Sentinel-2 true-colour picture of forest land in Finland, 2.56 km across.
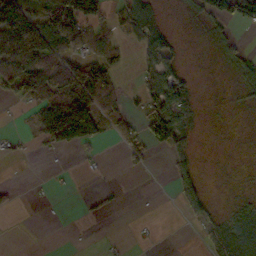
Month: October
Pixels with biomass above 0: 42%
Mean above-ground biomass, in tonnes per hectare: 39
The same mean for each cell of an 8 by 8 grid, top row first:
94 75 100 29 51 4 41 67
107 87 56 52 37 37 9 28
102 92 110 52 31 55 1 29
4 89 166 52 46 110 3 5
9 44 86 19 64 80 1 2
0 3 4 1 5 59 4 3
11 1 5 10 0 15 47 29
0 0 0 3 5 0 50 98
